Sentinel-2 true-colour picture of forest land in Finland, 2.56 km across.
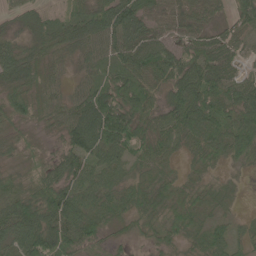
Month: June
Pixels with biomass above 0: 93%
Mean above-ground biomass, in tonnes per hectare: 59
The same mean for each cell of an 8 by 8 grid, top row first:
28 31 78 103 80 53 53 55
60 61 71 83 87 60 64 39
84 54 44 77 70 75 87 46
64 51 85 109 55 67 81 71
35 23 86 78 54 42 64 70
44 60 64 49 33 25 26 11
73 96 81 51 50 40 32 9
77 116 75 26 23 31 62 33
